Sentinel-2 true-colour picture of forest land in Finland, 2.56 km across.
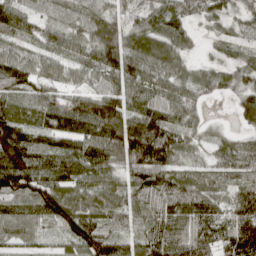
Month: April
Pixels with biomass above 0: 92%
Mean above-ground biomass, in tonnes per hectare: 77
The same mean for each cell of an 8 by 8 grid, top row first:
87 45 43 46 52 74 51 41
55 53 57 103 87 58 12 37
107 69 45 75 85 65 53 58
90 98 109 112 108 74 15 55
159 73 94 104 141 84 33 48
165 118 97 60 107 73 49 64
76 108 87 69 65 107 83 98
60 25 95 86 79 107 89 124
